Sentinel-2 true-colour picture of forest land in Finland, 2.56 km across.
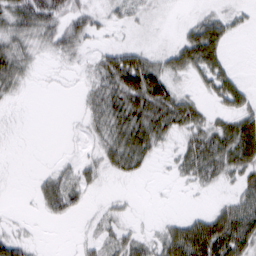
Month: March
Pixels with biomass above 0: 59%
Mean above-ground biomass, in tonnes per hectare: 27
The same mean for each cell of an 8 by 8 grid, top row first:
48 56 33 15 11 2 21 12
38 23 23 17 15 28 70 0
31 2 8 52 74 24 35 19
2 0 11 53 59 59 20 44
1 0 6 43 51 20 56 79
0 17 26 14 8 14 38 38
1 24 15 11 0 0 11 51
29 1 8 24 21 67 93 68
